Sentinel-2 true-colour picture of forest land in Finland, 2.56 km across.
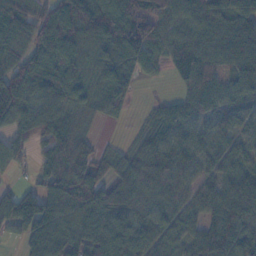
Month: November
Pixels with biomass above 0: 87%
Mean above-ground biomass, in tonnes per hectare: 77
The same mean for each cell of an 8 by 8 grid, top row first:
69 95 150 106 102 80 79 95
70 108 66 94 70 60 69 106
138 97 65 72 23 25 80 79
126 105 46 45 12 63 67 63
58 76 65 12 55 79 62 44
19 72 109 64 82 76 48 63
124 97 101 90 57 63 68 101
33 138 93 109 71 50 97 102
